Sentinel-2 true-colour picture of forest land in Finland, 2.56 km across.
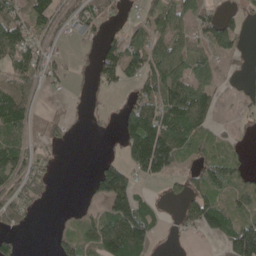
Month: May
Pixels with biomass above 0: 59%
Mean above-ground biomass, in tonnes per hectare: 54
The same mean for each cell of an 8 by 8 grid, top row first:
69 74 52 22 33 69 49 34
93 37 13 43 62 63 66 27
81 35 10 44 56 78 51 12
124 17 7 13 114 108 74 10
71 41 2 3 177 118 30 18
81 33 0 138 60 36 66 48
80 8 13 99 61 15 92 50
30 5 55 141 96 5 15 139
